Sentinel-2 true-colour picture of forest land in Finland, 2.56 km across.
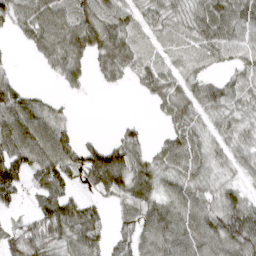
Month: April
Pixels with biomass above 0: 76%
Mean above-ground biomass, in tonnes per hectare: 65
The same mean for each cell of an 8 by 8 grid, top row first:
71 89 77 92 45 49 95 95
9 73 79 93 34 29 60 72
34 7 34 32 61 55 44 50
109 63 2 0 1 72 51 43
116 127 49 52 28 70 48 48
122 110 66 140 77 63 49 32
33 77 71 24 76 84 78 98
84 95 91 54 80 96 102 109
